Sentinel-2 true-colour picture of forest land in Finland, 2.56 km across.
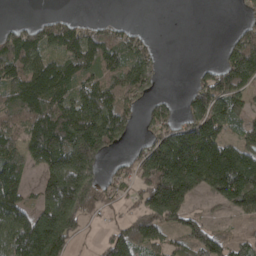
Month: April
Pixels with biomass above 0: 68%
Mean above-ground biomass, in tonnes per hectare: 109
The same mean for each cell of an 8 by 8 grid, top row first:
4 30 15 8 0 0 0 26
138 105 148 118 53 0 0 175
127 159 112 108 84 0 83 128
110 168 180 181 46 48 158 75
75 174 257 93 60 179 199 85
117 135 211 39 114 276 229 219
144 184 169 32 139 193 21 101
195 287 32 107 114 48 118 52
